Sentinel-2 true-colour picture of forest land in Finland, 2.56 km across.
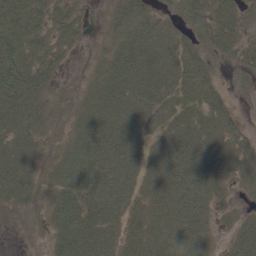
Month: May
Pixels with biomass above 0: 82%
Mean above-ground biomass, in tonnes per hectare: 36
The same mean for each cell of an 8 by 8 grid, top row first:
55 46 29 24 31 19 49 27
59 40 15 24 47 33 31 32
67 36 6 49 50 48 28 13
67 27 26 46 44 40 44 9
48 13 44 44 27 47 45 28
49 15 58 46 33 44 47 25
25 30 61 44 32 40 26 10
3 19 52 35 36 38 20 43
